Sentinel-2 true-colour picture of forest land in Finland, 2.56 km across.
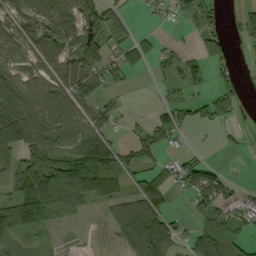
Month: September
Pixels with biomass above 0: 63%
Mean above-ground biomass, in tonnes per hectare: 57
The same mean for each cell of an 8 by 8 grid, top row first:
51 65 82 46 7 22 43 33
61 69 94 36 31 20 62 13
62 69 81 32 2 30 27 25
110 86 75 36 7 77 65 22
99 88 92 63 84 21 1 15
70 152 160 130 58 59 87 3
112 96 40 40 107 12 73 47
38 14 3 13 115 48 103 42
